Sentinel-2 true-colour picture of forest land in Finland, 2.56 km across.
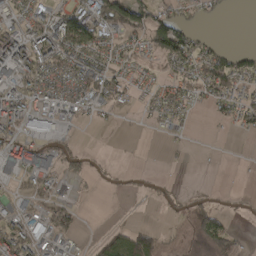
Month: April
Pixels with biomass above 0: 49%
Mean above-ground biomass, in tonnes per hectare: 36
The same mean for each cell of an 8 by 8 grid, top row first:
46 49 82 89 59 44 16 0
79 96 82 41 37 87 34 21
61 54 62 47 19 33 69 56
65 59 32 21 14 38 11 35
70 40 7 0 0 10 4 1
47 57 21 3 4 1 0 1
31 39 15 0 1 11 34 3
89 58 14 34 69 3 56 20
